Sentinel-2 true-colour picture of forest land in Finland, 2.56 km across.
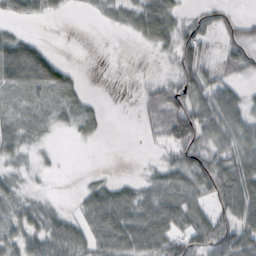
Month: October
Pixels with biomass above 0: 65%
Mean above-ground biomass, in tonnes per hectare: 39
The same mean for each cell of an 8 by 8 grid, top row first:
30 20 3 25 68 39 24 16
75 23 0 0 12 56 37 50
51 70 10 0 7 53 55 31
22 20 29 1 25 88 86 56
35 7 6 0 5 71 54 64
17 5 1 6 15 52 78 99
38 18 26 81 57 64 34 88
41 52 47 66 72 61 67 94
